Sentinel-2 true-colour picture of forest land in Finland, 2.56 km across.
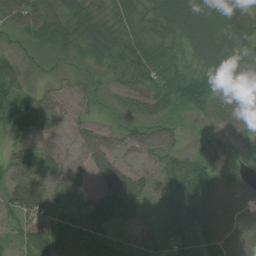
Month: August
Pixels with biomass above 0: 93%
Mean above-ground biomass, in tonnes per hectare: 47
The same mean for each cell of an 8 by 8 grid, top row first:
48 55 59 59 50 78 81 77
11 39 43 59 57 44 77 71
49 16 24 27 43 66 74 69
60 38 22 25 47 34 49 61
21 22 23 32 40 31 24 42
39 31 23 62 28 55 63 57
47 38 30 86 40 65 83 50
20 59 53 35 31 62 70 61
